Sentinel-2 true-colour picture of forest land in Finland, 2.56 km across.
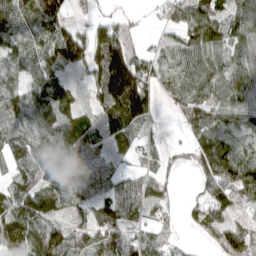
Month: April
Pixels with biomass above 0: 80%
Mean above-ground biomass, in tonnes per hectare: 83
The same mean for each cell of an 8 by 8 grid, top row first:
82 104 18 35 11 56 101 93
69 71 117 189 34 73 112 81
63 87 29 243 128 70 100 88
67 117 60 117 117 31 87 66
64 113 141 62 31 12 125 51
75 172 129 80 51 15 98 101
95 100 59 107 64 16 87 46
122 160 86 108 67 21 26 103
